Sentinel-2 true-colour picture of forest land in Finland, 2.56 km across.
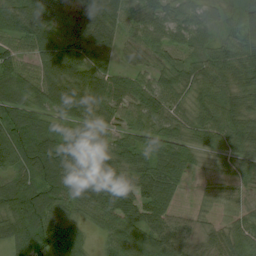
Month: August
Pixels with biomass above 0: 94%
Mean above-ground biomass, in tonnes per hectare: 64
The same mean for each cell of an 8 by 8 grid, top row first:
116 98 96 64 51 46 39 61
49 70 78 33 40 45 36 50
85 90 105 74 36 63 57 53
95 75 86 67 63 44 61 64
120 109 70 50 64 73 45 60
72 104 83 69 68 53 18 44
84 88 56 69 72 35 24 28
73 81 52 51 60 57 41 64
